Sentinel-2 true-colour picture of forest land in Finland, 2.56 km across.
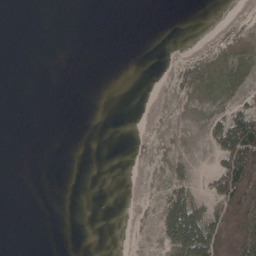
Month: May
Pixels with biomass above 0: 23%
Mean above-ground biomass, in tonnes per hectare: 18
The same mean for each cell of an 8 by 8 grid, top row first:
0 0 0 0 0 0 0 1
0 0 0 0 0 0 12 17
0 0 0 0 0 16 33 42
0 0 0 0 0 2 22 57
0 0 0 0 0 2 18 149
0 0 0 0 1 15 23 153
0 0 0 0 0 87 42 135
0 0 0 0 0 77 123 117
